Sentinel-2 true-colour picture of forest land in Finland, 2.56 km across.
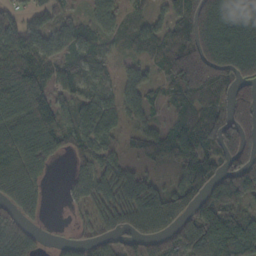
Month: October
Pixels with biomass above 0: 79%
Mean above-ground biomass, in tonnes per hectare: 90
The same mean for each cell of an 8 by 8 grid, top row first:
57 57 33 76 37 74 177 162
110 73 77 33 58 120 176 175
179 100 67 33 63 133 163 101
102 133 80 73 50 45 92 146
100 86 63 55 64 88 84 148
76 24 73 75 50 34 99 161
92 15 36 67 92 76 145 105
152 8 44 50 87 105 152 190
